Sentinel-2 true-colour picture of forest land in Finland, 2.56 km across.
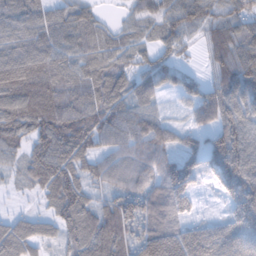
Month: February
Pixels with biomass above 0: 93%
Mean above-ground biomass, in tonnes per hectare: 80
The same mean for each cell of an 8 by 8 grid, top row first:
70 62 66 9 52 82 71 64
81 79 73 55 41 49 63 90
112 97 68 70 63 49 49 105
99 110 93 77 74 12 79 86
63 106 99 65 79 59 63 65
29 101 70 72 85 153 57 110
11 33 103 96 125 112 6 107
90 42 88 130 123 164 178 178
